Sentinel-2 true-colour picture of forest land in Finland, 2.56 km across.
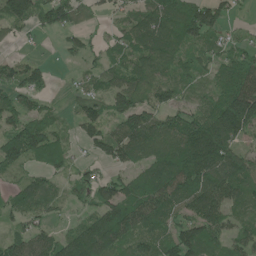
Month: June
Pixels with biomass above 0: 78%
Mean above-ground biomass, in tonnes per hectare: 80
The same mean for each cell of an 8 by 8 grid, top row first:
123 77 48 26 79 115 97 13
14 3 48 50 110 87 50 43
64 37 28 68 116 57 41 139
78 44 50 71 81 60 91 190
119 97 30 93 125 117 209 66
35 49 31 44 84 150 143 115
56 53 28 121 127 94 128 67
64 75 126 132 87 100 106 64
